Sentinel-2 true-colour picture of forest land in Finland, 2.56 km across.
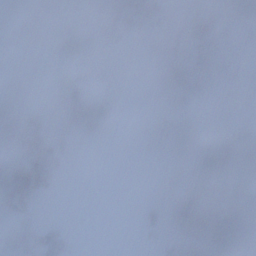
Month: December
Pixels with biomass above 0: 50%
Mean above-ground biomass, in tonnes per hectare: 48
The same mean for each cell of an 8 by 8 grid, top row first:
39 33 24 31 45 13 15 21
45 28 57 7 18 38 61 21
68 28 151 51 10 87 46 47
79 23 148 39 15 93 47 62
48 12 12 0 9 69 192 123
121 64 0 0 0 72 106 95
53 0 0 0 23 97 122 81
27 32 0 0 1 48 89 59
